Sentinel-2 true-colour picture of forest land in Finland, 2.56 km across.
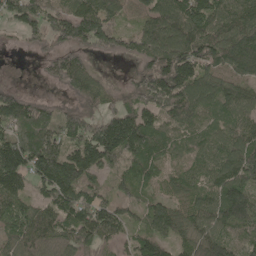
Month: May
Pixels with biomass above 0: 87%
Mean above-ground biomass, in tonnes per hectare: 104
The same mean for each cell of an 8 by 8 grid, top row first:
100 105 175 95 79 164 152 144
12 55 92 72 106 163 146 167
3 35 100 11 94 164 96 82
147 59 91 81 119 112 75 104
156 135 125 185 146 65 77 120
160 159 148 48 77 50 89 133
98 101 138 84 72 81 110 169
87 106 92 67 86 82 123 67
